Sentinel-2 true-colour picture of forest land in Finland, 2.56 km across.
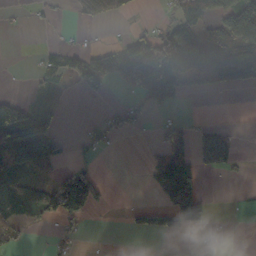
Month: October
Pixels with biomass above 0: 38%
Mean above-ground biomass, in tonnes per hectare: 45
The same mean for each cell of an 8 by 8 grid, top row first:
6 12 26 28 5 47 51 88
0 17 22 31 115 114 112 122
1 27 50 55 78 93 57 95
123 33 0 31 29 13 1 0
114 109 17 16 3 64 143 12
56 35 125 0 13 147 15 6
54 70 134 8 43 108 43 2
26 10 12 0 2 7 6 0
